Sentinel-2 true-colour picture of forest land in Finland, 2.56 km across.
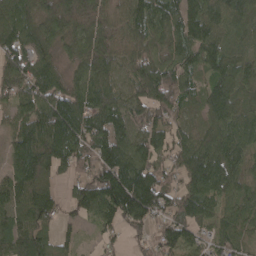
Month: April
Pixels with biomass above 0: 91%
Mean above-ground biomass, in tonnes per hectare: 96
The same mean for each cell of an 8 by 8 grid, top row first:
133 136 154 71 103 95 100 97
136 97 76 99 83 88 101 54
122 100 74 93 130 110 69 73
69 145 129 118 86 84 73 73
105 159 113 147 83 70 98 88
123 99 66 164 120 60 110 69
113 91 72 136 140 90 58 69
145 95 33 36 37 81 56 53
